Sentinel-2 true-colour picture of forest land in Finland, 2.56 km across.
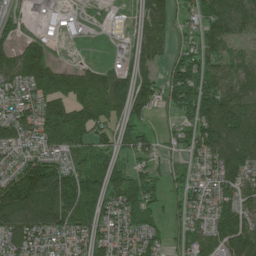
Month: June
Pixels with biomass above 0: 81%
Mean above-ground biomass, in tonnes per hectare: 98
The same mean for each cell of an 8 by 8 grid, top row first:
27 32 21 8 66 47 90 88
98 83 3 15 87 46 82 42
104 226 151 119 99 124 122 95
87 164 148 102 89 76 160 121
97 104 116 79 78 52 124 139
140 182 144 116 95 36 57 133
208 172 204 89 112 31 74 116
110 61 75 83 84 33 108 196
